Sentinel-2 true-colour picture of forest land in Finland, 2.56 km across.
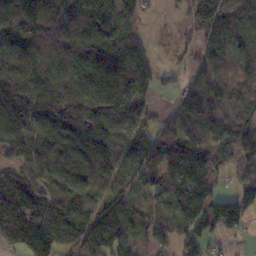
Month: November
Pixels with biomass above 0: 85%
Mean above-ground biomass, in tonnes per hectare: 104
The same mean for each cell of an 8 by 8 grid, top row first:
143 140 106 108 45 19 161 92
121 136 115 98 47 25 73 54
147 135 122 156 102 44 110 76
181 154 157 125 80 79 99 57
139 132 131 108 79 126 83 83
118 110 132 74 85 105 74 49
224 140 102 101 73 89 75 126
165 157 107 138 54 79 65 16
